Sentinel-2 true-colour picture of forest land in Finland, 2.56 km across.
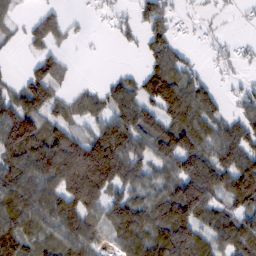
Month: February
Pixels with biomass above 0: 73%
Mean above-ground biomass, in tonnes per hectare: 80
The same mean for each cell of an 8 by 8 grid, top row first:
30 66 8 22 57 32 14 6
13 70 4 5 45 54 14 18
24 121 6 30 81 109 28 19
119 82 64 82 88 115 83 50
145 138 117 145 75 135 97 105
104 118 233 149 75 107 125 147
110 109 125 86 90 159 100 76
98 74 98 40 93 149 74 84
